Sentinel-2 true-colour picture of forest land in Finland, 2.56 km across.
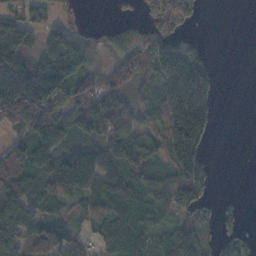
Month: November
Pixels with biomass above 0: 71%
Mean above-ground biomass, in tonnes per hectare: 84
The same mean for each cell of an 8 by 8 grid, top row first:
58 38 7 11 29 102 1 0
95 103 105 55 92 111 37 0
178 173 91 44 48 213 141 0
155 134 95 130 49 219 148 0
75 98 86 119 102 210 73 0
119 98 117 98 74 139 73 0
113 69 57 79 77 118 36 25
103 114 50 83 57 115 65 52
